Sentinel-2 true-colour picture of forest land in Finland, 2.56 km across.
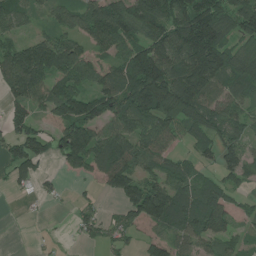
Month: July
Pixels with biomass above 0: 75%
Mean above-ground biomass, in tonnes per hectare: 89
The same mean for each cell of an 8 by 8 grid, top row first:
76 44 82 135 133 118 150 129
77 123 65 94 106 143 198 67
145 106 92 91 186 179 164 103
65 57 131 118 167 161 104 73
86 67 158 156 102 47 74 72
62 22 32 129 85 84 38 57
1 9 30 15 154 112 107 32
0 10 19 39 40 60 67 40
